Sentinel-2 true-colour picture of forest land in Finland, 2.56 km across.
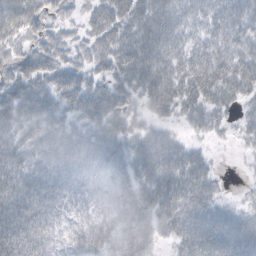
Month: October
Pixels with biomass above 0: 88%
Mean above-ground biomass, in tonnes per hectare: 40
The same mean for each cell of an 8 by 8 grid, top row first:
73 44 23 56 56 40 33 39
36 41 27 48 62 39 35 36
42 41 37 42 57 48 54 53
49 41 44 58 32 35 45 24
39 43 44 47 43 29 13 13
49 42 28 36 42 58 32 2
54 29 10 27 48 56 44 21
52 20 20 26 41 36 57 55
